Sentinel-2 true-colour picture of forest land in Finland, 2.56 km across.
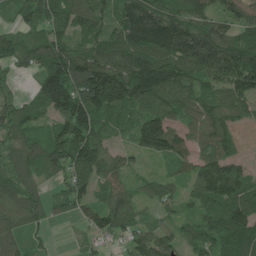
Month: July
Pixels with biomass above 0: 85%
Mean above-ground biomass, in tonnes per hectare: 88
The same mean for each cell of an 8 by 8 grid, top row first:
43 89 100 90 148 115 81 78
73 113 81 110 123 117 120 112
19 99 145 177 153 109 80 120
65 67 139 104 89 71 85 86
68 95 138 50 105 94 71 120
72 51 110 72 29 45 118 100
98 53 59 96 36 42 88 118
61 17 17 39 91 65 84 107
